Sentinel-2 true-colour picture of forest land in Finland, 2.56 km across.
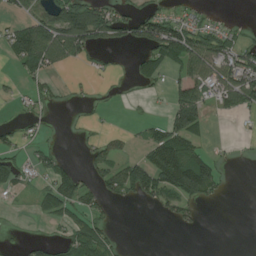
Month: July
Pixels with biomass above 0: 41%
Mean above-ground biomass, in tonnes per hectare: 39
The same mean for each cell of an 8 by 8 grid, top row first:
21 68 112 68 62 36 10 1
67 102 77 23 50 114 89 55
14 27 5 9 23 37 61 92
8 13 5 3 5 82 32 38
27 16 8 29 34 101 16 4
44 37 40 65 98 148 102 0
3 36 44 16 12 55 6 0
6 23 68 27 0 0 0 0
